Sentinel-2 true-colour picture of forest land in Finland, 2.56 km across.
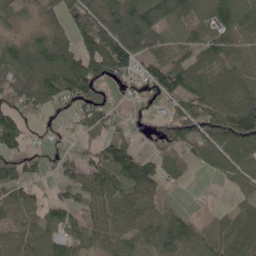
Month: May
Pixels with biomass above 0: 79%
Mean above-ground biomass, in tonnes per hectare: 70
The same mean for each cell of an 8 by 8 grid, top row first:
24 34 74 79 125 84 45 94
60 102 125 147 78 50 81 67
74 100 165 79 59 110 81 69
83 41 69 46 21 76 96 116
78 22 22 95 15 75 83 105
73 27 103 92 127 47 20 55
58 55 69 68 79 37 4 31
68 69 50 45 66 88 64 56
